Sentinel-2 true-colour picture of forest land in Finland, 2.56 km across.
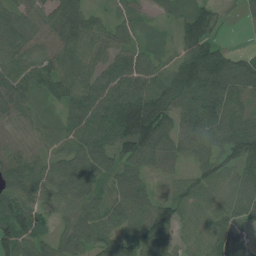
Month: July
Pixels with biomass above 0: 93%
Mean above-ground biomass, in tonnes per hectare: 75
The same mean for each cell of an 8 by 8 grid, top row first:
83 67 82 35 35 43 73 16
82 69 82 62 46 39 94 14
91 80 80 84 96 113 119 111
77 28 84 108 153 98 114 88
44 55 76 91 137 79 84 108
90 72 73 50 58 43 76 62
105 53 70 58 81 77 57 71
106 52 78 63 93 54 68 47
